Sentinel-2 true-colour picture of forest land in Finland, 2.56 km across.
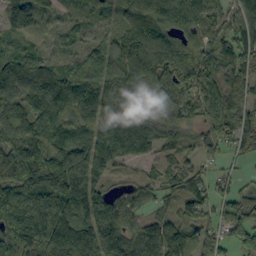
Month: September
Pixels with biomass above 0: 91%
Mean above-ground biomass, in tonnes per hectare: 120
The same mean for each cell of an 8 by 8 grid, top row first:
119 52 128 37 149 162 98 126
55 34 52 97 172 150 103 125
188 162 134 129 143 140 125 119
102 162 134 128 155 124 85 108
123 131 121 171 132 98 88 95
146 139 138 60 42 93 49 35
158 184 148 153 89 66 70 127
150 207 235 143 148 154 98 75
